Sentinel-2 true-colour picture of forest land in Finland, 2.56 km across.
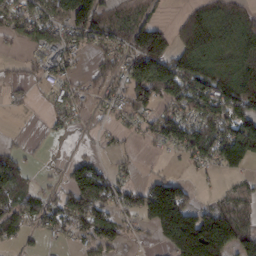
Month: February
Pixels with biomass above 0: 64%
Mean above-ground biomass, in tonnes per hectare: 74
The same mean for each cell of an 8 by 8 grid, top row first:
76 94 154 67 42 19 105 88
28 89 51 68 131 92 135 121
22 40 31 59 145 152 122 156
6 27 36 35 70 69 87 102
14 6 5 19 15 59 102 192
83 9 91 55 21 32 13 42
72 61 113 73 108 205 54 59
44 22 40 63 12 193 244 102
